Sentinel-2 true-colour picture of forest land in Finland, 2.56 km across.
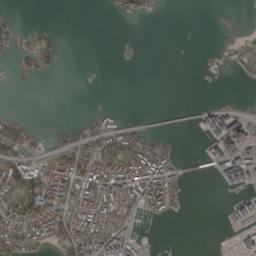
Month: April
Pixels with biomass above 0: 38%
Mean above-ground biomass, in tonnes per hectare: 42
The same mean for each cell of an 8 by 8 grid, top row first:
8 0 0 6 14 0 4 1
40 49 0 1 2 0 10 33
15 6 0 0 0 0 8 14
4 0 4 20 1 2 50 38
109 27 70 69 71 16 59 128
111 101 122 121 117 55 11 118
101 126 96 111 65 27 0 54
107 72 120 115 23 1 0 39
